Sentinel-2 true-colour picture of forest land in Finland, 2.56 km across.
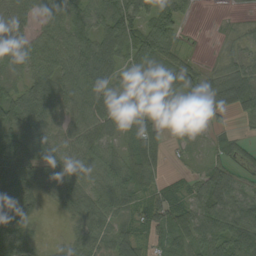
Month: August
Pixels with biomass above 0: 87%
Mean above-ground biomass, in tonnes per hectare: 54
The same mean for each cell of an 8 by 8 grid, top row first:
57 50 56 80 66 55 0 7
60 60 76 95 78 36 1 22
29 63 87 48 34 79 51 89
74 69 70 43 25 28 36 68
77 56 58 37 82 15 14 27
82 78 43 62 66 16 60 41
43 15 61 55 68 66 84 91
62 10 59 78 47 54 71 112
